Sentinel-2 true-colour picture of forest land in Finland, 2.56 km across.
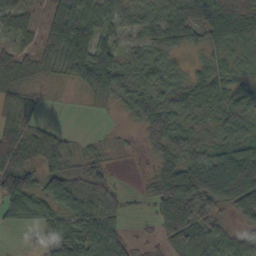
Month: October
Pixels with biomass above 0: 83%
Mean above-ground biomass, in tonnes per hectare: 49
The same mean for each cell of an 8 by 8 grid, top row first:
39 56 83 44 30 44 59 67
23 62 71 49 34 29 32 29
36 14 45 77 42 31 41 26
61 5 1 9 63 41 38 37
89 54 16 11 28 63 34 45
104 55 40 19 12 122 138 133
63 48 65 56 10 116 53 77
1 34 62 67 17 62 68 48
